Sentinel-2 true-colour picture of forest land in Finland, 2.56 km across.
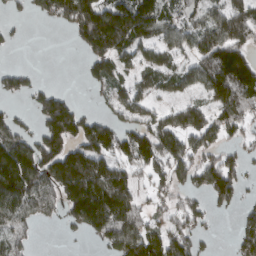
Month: March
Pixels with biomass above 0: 64%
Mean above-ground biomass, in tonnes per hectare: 106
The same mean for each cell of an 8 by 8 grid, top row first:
25 81 216 171 160 86 74 122
14 0 59 168 93 90 126 132
74 7 13 106 69 90 145 222
39 162 80 56 86 103 102 147
148 163 134 125 159 142 101 62
222 182 228 137 55 102 134 88
188 114 169 176 56 69 58 50
89 0 20 116 144 118 28 83
